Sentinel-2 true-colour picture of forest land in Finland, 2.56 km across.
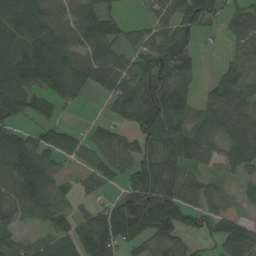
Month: August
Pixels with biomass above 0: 76%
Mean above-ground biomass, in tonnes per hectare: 68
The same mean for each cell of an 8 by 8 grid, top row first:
103 84 69 48 17 69 82 51
74 105 65 64 56 70 3 43
115 100 78 84 79 80 18 73
67 41 7 34 106 91 61 96
89 70 46 64 54 73 71 92
101 63 30 45 122 68 32 36
70 59 29 69 141 137 55 35
50 42 94 112 73 63 32 107
